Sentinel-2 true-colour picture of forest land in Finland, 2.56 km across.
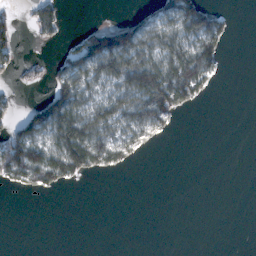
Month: February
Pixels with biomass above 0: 36%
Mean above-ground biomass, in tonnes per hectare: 44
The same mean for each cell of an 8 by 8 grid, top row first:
22 71 0 2 39 110 84 0
42 10 91 158 89 101 92 0
19 41 89 85 143 156 56 0
32 126 98 84 112 75 0 0
129 92 172 96 37 1 0 0
82 104 51 12 0 0 0 0
0 0 0 0 0 0 0 0
0 0 0 0 0 0 0 0
